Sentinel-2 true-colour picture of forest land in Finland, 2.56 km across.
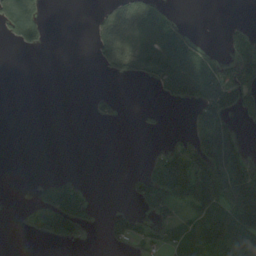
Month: August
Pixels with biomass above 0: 37%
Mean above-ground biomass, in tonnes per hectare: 42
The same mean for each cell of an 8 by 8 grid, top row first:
143 16 0 53 70 19 0 1
23 13 0 99 70 91 20 47
0 0 0 16 28 118 93 64
0 0 0 12 9 0 111 43
0 0 0 0 3 19 117 63
0 11 10 0 60 115 106 111
5 89 79 13 59 57 99 123
0 30 21 43 40 49 108 90
